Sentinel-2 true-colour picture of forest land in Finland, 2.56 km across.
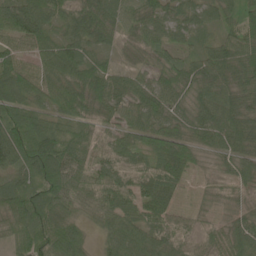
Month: June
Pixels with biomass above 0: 94%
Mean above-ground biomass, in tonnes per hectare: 64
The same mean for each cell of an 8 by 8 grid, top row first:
116 98 96 64 51 46 39 61
49 70 78 33 40 45 36 50
85 90 105 74 36 63 57 53
95 75 86 67 63 44 61 64
120 109 70 50 64 73 45 60
72 104 83 69 68 53 18 44
84 88 56 69 72 35 24 28
73 81 52 51 60 57 41 64
